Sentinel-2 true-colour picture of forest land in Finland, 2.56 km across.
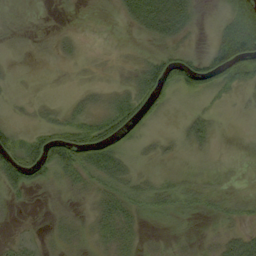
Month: September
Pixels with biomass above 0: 57%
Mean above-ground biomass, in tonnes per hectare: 23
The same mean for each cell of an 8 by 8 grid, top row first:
5 1 1 4 55 64 4 53
5 5 6 1 8 26 18 79
5 1 4 8 49 59 49 39
5 13 28 51 43 7 18 4
55 72 79 53 13 13 24 0
56 31 33 48 15 10 5 1
7 4 7 38 21 20 15 14
10 9 14 29 11 9 7 32
